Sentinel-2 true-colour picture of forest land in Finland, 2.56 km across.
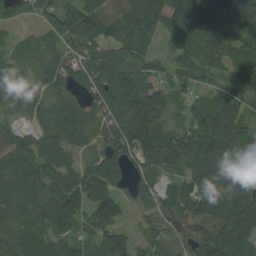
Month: August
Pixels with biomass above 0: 90%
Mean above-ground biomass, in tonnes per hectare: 95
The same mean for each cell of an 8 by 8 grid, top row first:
35 54 113 95 166 114 142 135
27 46 68 70 75 64 115 100
56 63 73 150 118 52 44 60
46 80 78 115 167 57 119 76
72 91 74 92 148 136 146 91
120 98 109 105 66 68 128 105
88 107 123 148 49 118 99 185
92 69 73 114 40 66 130 154
